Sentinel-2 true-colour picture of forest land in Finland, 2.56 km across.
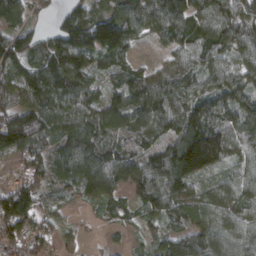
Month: March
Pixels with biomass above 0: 91%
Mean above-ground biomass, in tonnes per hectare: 97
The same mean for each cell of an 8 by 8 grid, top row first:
84 36 97 125 123 133 102 119
125 99 149 118 19 77 96 95
101 153 112 52 103 94 79 96
135 123 107 113 130 98 97 92
164 108 159 89 92 146 195 84
59 90 127 118 127 136 74 67
150 42 21 51 55 78 64 79
106 68 30 9 27 87 128 91
